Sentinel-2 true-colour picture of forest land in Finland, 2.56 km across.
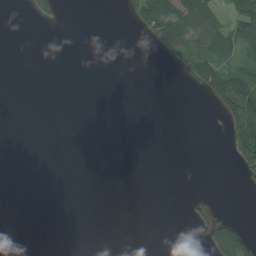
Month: August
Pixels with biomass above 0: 15%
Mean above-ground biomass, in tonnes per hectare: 17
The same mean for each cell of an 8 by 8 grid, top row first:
0 19 0 0 82 104 68 75
0 0 0 0 3 70 60 55
0 0 0 0 0 2 75 83
0 0 0 0 0 0 3 161
0 0 0 0 0 0 0 103
0 0 0 0 0 0 0 13
0 0 0 0 0 0 12 0
0 0 0 0 0 0 24 78
